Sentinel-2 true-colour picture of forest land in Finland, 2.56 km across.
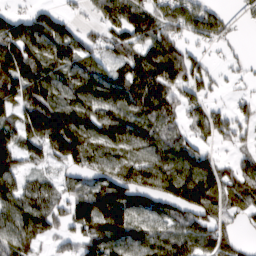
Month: March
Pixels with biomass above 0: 79%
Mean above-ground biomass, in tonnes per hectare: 91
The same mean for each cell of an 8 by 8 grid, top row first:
49 73 19 76 94 99 91 36
146 136 90 61 100 87 33 14
129 106 106 100 126 114 60 21
90 173 132 119 108 70 76 45
104 124 144 107 97 88 49 37
96 39 72 110 115 142 125 76
105 89 119 188 87 92 112 60
97 52 73 129 95 104 85 29
